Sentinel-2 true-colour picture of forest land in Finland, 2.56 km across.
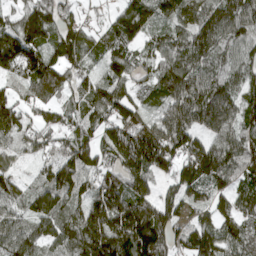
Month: April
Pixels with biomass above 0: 92%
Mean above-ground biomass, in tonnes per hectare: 127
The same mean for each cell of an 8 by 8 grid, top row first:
90 149 60 61 113 107 140 150
164 124 152 94 68 127 146 107
78 155 90 109 71 175 127 107
128 81 85 132 81 148 172 123
66 90 113 131 193 154 111 141
66 93 136 126 119 127 155 116
81 133 124 217 181 112 115 110
128 111 215 278 235 136 163 116
